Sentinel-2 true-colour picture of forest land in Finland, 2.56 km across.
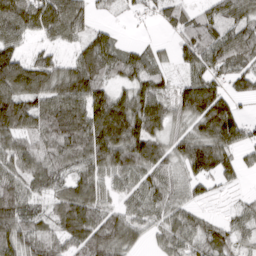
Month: March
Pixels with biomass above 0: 88%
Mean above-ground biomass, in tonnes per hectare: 88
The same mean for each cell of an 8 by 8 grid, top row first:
142 144 88 16 19 62 66 89
62 37 52 84 38 44 114 118
139 111 136 68 89 48 99 67
167 115 114 192 147 87 164 60
70 77 109 178 144 72 131 81
76 89 73 82 82 67 86 44
98 45 126 60 78 77 21 33
102 78 100 126 37 70 80 47
